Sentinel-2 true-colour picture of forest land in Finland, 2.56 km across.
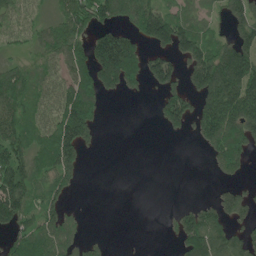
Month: May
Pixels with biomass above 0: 59%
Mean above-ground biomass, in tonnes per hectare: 88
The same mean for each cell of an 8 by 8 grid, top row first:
76 53 147 114 165 90 46 109
47 92 102 230 83 118 113 131
114 74 122 129 88 75 185 189
121 88 186 1 0 163 145 199
141 101 148 0 0 1 94 139
180 95 50 0 0 0 8 53
185 104 13 0 0 25 67 98
78 116 65 8 0 44 144 81
